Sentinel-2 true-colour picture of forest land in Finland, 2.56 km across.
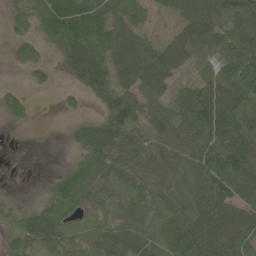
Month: June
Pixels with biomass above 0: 81%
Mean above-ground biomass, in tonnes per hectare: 61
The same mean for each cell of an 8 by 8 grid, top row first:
33 70 105 74 38 50 95 92
35 31 99 75 66 105 60 83
3 21 50 61 64 48 57 97
53 1 16 64 51 66 124 99
0 1 49 86 78 83 90 109
0 8 62 54 69 72 89 92
17 61 48 44 47 64 85 77
40 67 24 70 61 88 101 77
